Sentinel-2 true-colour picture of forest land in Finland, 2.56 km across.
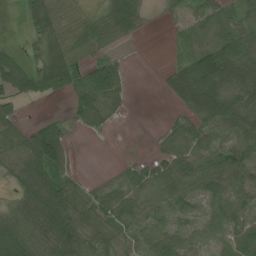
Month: July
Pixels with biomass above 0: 74%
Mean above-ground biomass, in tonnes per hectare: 53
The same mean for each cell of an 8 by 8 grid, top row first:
4 76 42 54 24 14 65 40
16 62 43 17 0 20 86 93
86 71 57 89 0 58 132 86
29 4 52 27 0 20 77 82
43 113 3 1 0 67 59 70
45 86 15 13 49 90 92 64
46 136 56 77 51 44 40 59
135 97 98 50 63 55 31 47
